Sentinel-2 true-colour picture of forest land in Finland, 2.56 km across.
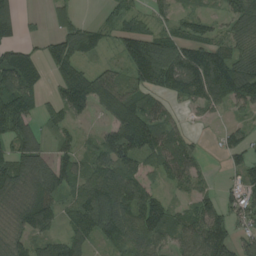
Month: August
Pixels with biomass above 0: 77%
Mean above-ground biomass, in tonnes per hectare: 80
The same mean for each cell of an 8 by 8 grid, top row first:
68 29 33 37 48 45 42 77
78 47 78 35 127 95 94 74
129 33 127 103 92 110 150 139
135 45 55 115 123 32 34 27
86 42 41 113 125 81 7 66
122 131 77 136 66 66 25 60
103 95 104 138 112 39 76 71
80 73 77 66 92 62 142 69
